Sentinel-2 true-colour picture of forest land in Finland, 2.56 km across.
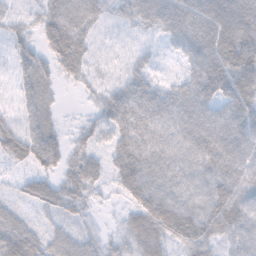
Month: November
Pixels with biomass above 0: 89%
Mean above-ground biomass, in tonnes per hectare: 45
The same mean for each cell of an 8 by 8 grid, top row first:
23 45 58 25 55 69 73 84
29 44 45 10 16 29 68 100
25 34 26 23 43 22 70 81
23 36 8 54 62 56 50 57
55 71 29 34 55 49 62 62
13 37 55 28 63 47 48 54
21 31 33 9 58 64 56 48
67 38 36 23 49 48 48 39
